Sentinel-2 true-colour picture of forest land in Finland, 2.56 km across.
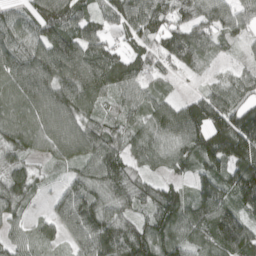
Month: April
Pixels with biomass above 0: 91%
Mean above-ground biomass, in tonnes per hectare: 87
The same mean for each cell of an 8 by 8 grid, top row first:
53 118 74 75 127 68 87 66
104 141 110 56 75 95 64 26
112 145 132 98 77 26 28 57
78 117 95 44 72 86 129 110
77 87 128 83 81 91 116 149
88 21 69 107 54 42 97 128
76 28 122 95 67 112 111 100
51 57 86 134 114 87 67 102
